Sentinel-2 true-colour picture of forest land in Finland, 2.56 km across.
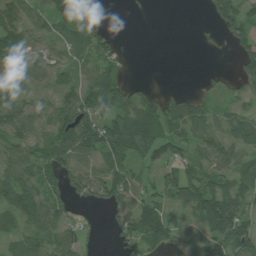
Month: July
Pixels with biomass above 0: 71%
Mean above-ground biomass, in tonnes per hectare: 53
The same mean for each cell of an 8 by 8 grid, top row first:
69 62 55 0 2 0 24 83
72 43 48 43 0 0 6 40
48 36 43 60 9 0 19 46
83 54 103 61 105 73 49 47
61 63 92 82 106 75 78 50
72 47 80 61 28 84 63 61
70 60 27 45 75 39 107 77
36 48 48 16 87 46 64 84
